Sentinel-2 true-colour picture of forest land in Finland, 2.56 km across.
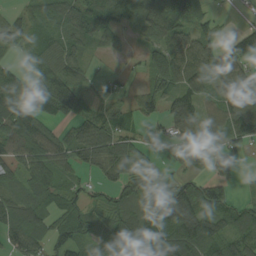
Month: August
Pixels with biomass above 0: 80%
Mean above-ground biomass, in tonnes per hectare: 72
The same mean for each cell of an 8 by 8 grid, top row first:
37 60 104 108 92 143 40 2
33 46 51 32 40 105 104 85
52 103 53 34 32 96 84 114
104 74 63 47 56 100 41 124
98 85 90 91 25 49 73 60
55 73 35 59 51 30 44 17
90 75 63 65 63 150 113 50
87 80 76 74 135 126 108 68
